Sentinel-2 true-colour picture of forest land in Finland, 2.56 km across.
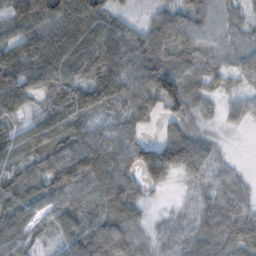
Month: November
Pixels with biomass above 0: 90%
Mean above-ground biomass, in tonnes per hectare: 65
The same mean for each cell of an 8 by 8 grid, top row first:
86 116 132 57 20 72 64 31
89 129 100 88 102 100 55 39
110 78 62 108 83 98 49 34
43 69 82 51 63 53 20 28
60 80 83 71 63 86 38 1
56 79 83 95 70 40 38 22
69 45 73 82 24 8 37 48
73 28 112 122 44 27 59 60
